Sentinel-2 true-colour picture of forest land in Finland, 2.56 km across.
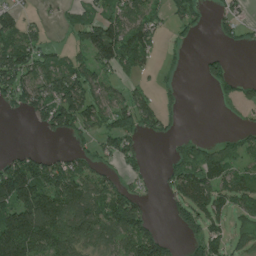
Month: June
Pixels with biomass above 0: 56%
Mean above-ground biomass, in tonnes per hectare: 69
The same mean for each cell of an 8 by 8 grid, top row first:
53 9 31 70 91 55 24 38
123 42 65 159 95 14 3 13
111 88 110 45 20 12 38 34
28 127 141 89 107 25 0 17
1 3 32 58 26 25 32 46
169 106 100 42 31 65 103 76
122 174 122 137 61 54 91 76
153 138 124 77 144 32 94 49
